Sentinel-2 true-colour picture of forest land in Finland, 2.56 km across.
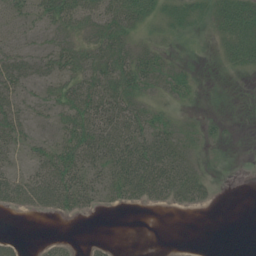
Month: July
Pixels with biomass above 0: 58%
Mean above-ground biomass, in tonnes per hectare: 20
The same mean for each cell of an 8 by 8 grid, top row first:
16 33 36 37 30 22 20 36
17 18 23 31 18 9 4 27
23 17 27 36 29 21 2 4
21 12 41 42 22 9 4 1
22 15 38 42 42 34 9 1
25 36 33 32 64 44 11 0
16 22 20 9 10 11 7 0
11 7 2 4 0 0 0 0
